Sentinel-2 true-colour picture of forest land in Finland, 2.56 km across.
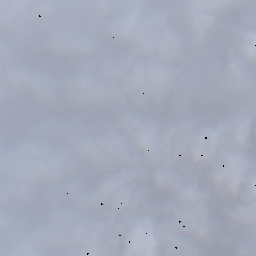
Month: November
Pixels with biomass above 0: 49%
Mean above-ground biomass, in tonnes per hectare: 51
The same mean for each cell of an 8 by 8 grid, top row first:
63 59 160 62 65 64 0 16
83 95 148 120 65 37 0 21
51 14 17 67 54 74 92 10
10 28 28 94 93 18 36 25
23 40 0 96 29 0 0 8
80 72 18 94 41 0 0 0
113 86 52 45 76 15 0 18
101 64 9 21 98 72 67 151
